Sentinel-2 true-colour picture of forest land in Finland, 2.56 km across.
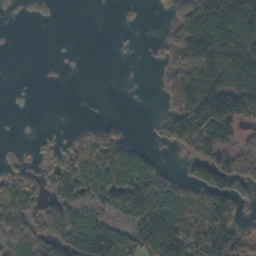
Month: October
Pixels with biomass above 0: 54%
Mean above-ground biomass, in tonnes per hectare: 65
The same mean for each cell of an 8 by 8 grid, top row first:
1 3 0 0 4 45 173 175
0 0 0 1 1 71 193 154
0 1 0 0 1 81 137 155
0 0 0 0 0 69 174 138
3 11 44 81 14 55 107 63
51 38 94 119 129 26 78 88
110 64 88 66 129 92 105 43
88 97 110 125 102 133 148 59
